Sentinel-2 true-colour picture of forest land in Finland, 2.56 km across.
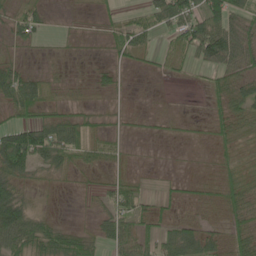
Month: May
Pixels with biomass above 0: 66%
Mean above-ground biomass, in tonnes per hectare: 35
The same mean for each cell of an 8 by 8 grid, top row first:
34 19 4 15 34 80 77 48
16 4 5 23 37 39 83 75
71 23 7 25 2 7 19 52
42 32 26 13 7 4 18 48
120 85 60 26 2 5 10 25
72 25 16 20 6 7 10 30
89 11 4 44 36 16 18 51
68 64 50 45 53 63 43 47
